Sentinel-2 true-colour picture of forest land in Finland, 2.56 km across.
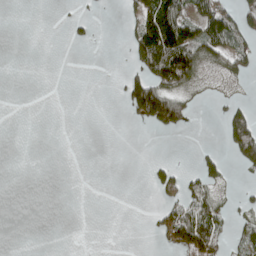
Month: April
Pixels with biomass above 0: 25%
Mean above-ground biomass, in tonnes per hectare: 29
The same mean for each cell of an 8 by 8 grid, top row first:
0 0 13 0 89 113 94 61
0 0 5 0 115 164 83 57
0 0 0 3 89 114 15 18
0 0 0 0 125 109 1 42
0 0 0 0 0 0 4 105
0 0 0 0 4 51 53 7
0 0 0 0 2 64 74 19
0 0 0 0 1 57 94 36
